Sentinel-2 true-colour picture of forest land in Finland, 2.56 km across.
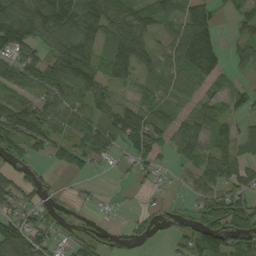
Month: August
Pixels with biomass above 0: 72%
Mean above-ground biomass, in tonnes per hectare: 61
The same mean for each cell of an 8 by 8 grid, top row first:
109 120 125 87 86 65 71 52
94 61 89 76 81 75 123 46
89 88 84 55 42 60 60 23
114 80 67 73 69 39 56 40
61 68 64 72 90 61 55 49
46 16 28 5 21 13 68 64
50 32 11 4 11 7 78 80
112 51 40 20 17 30 105 81
